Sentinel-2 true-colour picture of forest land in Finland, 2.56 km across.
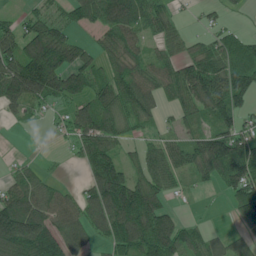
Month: June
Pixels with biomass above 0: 74%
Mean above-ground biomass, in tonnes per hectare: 90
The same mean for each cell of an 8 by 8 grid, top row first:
32 49 90 140 111 26 16 8
101 177 72 86 50 43 60 87
182 184 97 104 97 105 115 124
34 19 80 119 95 58 99 96
1 0 68 83 40 60 126 127
38 26 14 148 80 57 78 139
170 110 98 165 179 30 1 122
243 192 86 101 157 140 65 47
